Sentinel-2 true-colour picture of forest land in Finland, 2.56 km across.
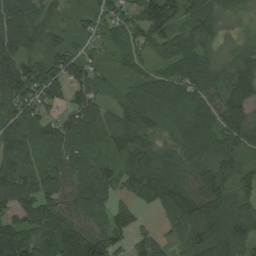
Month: August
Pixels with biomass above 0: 92%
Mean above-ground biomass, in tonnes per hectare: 94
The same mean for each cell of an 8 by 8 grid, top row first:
116 54 38 84 101 93 84 29
121 73 47 56 81 118 76 66
175 114 98 45 66 91 87 112
110 56 117 71 129 77 104 123
105 99 76 88 102 89 101 103
143 119 85 68 141 100 109 88
112 121 109 68 45 88 124 86
153 129 190 97 54 41 92 85
